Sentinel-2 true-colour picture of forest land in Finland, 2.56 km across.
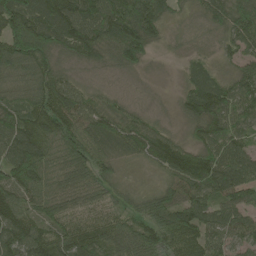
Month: May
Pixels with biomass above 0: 94%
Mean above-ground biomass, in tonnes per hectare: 84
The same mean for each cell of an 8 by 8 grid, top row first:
143 133 125 127 147 37 67 95
124 112 106 97 107 13 23 75
69 92 37 16 8 10 73 78
85 113 98 72 33 21 106 82
115 92 104 104 105 64 82 72
100 83 99 55 13 88 114 97
104 87 72 61 65 115 91 91
116 102 111 100 96 98 87 69
